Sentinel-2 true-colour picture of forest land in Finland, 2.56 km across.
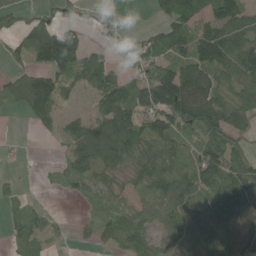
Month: June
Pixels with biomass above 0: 71%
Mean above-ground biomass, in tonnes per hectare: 71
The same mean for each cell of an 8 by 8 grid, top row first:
46 42 19 16 3 132 104 115
61 179 90 33 64 124 143 105
60 123 76 81 79 166 110 100
18 94 22 106 96 150 157 126
3 4 88 125 91 71 84 46
12 7 67 48 62 65 103 93
28 16 10 34 37 80 80 78
39 32 7 37 69 52 73 66
